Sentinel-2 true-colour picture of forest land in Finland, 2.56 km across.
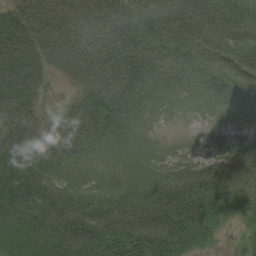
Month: August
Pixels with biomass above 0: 93%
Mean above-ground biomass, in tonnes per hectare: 48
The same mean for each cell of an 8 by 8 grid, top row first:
52 82 71 75 57 50 52 32
71 58 70 59 58 54 44 39
63 25 29 51 46 33 35 43
48 19 43 48 25 8 8 32
51 50 38 31 13 2 5 31
55 42 24 23 28 58 78 51
52 71 55 63 85 105 61 27
46 62 86 89 95 89 33 12
